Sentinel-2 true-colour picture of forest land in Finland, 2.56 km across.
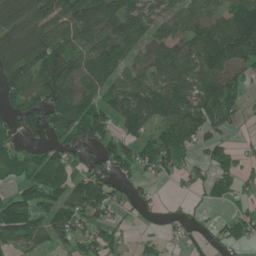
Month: June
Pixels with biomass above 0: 72%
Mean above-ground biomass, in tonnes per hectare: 73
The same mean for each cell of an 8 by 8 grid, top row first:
107 95 121 119 71 58 78 112
105 120 78 106 60 88 140 141
91 114 95 61 78 103 115 67
70 108 112 87 117 114 92 28
39 54 71 72 67 103 56 12
46 84 59 63 31 27 35 47
94 76 89 59 23 10 13 23
74 59 48 45 21 13 34 49
